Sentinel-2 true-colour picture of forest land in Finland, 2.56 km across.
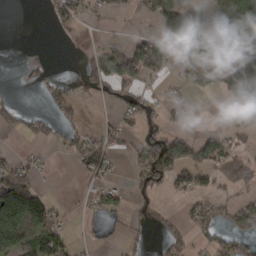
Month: March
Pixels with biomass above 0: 43%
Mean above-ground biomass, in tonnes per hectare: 53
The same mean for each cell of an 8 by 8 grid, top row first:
0 17 34 34 42 154 88 147
0 0 5 25 95 102 67 117
3 16 37 105 73 28 58 148
43 32 23 13 53 23 1 50
2 25 54 48 84 119 63 29
109 9 26 31 93 81 41 88
200 84 8 59 19 9 68 72
90 90 10 12 8 44 35 66
